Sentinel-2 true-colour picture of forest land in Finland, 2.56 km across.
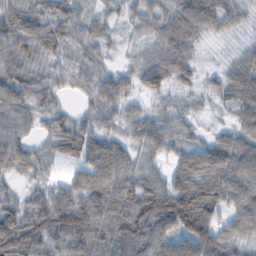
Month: February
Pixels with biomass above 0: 92%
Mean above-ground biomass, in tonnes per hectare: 62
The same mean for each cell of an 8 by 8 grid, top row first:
66 64 46 34 47 69 75 34
73 62 50 22 28 84 10 21
80 52 46 49 57 55 18 78
65 49 25 42 29 38 15 65
72 39 91 58 49 46 48 70
33 23 50 92 61 65 92 88
62 85 92 98 109 137 99 70
122 77 79 84 80 78 102 54
